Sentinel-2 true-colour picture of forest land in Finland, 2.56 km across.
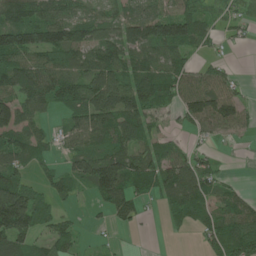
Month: June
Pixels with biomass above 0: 72%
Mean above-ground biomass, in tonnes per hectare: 68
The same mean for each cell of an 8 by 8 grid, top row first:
95 83 57 52 88 94 38 33
133 133 107 96 105 97 27 6
107 91 81 124 102 75 68 19
98 41 86 130 87 36 104 67
83 37 54 85 67 26 17 6
63 34 81 148 94 97 71 4
168 42 8 62 23 58 59 74
86 54 27 6 1 4 50 118
